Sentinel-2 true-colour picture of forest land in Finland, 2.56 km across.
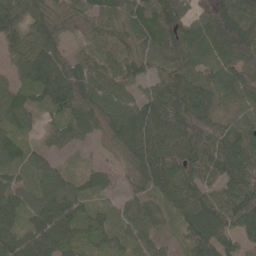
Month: May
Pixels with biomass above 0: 92%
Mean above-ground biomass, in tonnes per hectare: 70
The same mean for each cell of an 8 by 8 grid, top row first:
82 69 50 66 63 80 91 126
70 86 32 84 68 84 74 107
44 108 92 74 54 90 65 71
60 44 78 71 89 97 76 60
37 36 37 35 104 110 87 91
30 59 29 23 74 94 78 78
68 100 60 24 64 55 92 98
83 116 50 40 55 30 90 58
